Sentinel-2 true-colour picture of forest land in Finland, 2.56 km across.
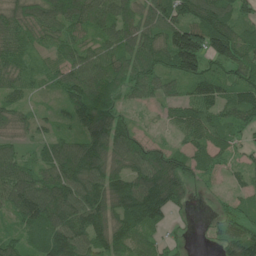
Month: June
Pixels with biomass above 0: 88%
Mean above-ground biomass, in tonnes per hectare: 86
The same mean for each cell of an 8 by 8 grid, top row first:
110 108 119 110 86 92 133 82
79 49 73 85 108 165 144 109
76 42 123 85 90 75 103 86
70 20 96 79 21 53 77 84
51 53 88 125 80 30 76 40
110 101 134 108 128 135 36 35
109 150 132 107 147 58 11 44
55 112 112 104 52 20 18 108
